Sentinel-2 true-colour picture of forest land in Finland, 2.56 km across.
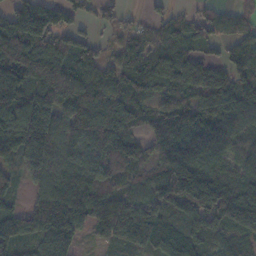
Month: November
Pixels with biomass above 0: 88%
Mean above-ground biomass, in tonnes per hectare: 102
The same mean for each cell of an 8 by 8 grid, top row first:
149 144 45 39 26 49 58 44
178 110 87 36 68 72 28 78
123 106 109 86 100 108 103 83
160 168 103 108 66 97 103 125
145 163 100 120 85 135 124 86
53 107 92 93 69 183 127 84
62 162 108 129 109 115 145 149
118 105 35 89 154 137 104 75
